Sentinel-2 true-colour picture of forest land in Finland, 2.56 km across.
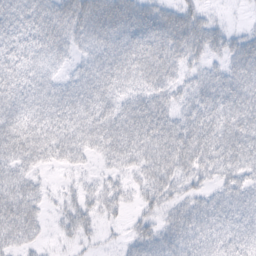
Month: February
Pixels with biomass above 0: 85%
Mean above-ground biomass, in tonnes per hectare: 43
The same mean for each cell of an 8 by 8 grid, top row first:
54 59 70 79 60 55 21 1
37 48 31 58 61 57 52 48
40 35 39 53 42 31 36 55
51 48 51 50 57 36 48 59
63 59 53 57 55 63 52 56
51 9 12 22 36 42 26 45
69 16 38 25 22 29 38 44
40 9 17 4 38 46 40 35
